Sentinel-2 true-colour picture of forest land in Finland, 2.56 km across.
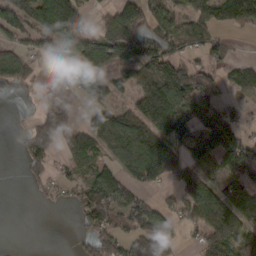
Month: March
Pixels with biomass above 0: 66%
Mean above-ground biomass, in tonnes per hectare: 83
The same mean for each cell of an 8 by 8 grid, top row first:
89 155 84 80 109 87 92 141
56 65 114 153 131 66 84 3
59 21 118 79 107 166 69 65
0 71 23 103 157 139 103 37
14 100 89 121 154 87 98 85
0 56 54 87 123 67 77 96
0 15 84 125 94 58 93 108
0 0 35 115 153 62 111 136
